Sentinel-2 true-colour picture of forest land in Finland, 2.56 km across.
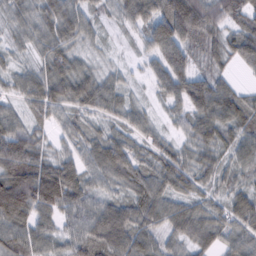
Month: February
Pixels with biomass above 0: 94%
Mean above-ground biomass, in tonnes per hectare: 67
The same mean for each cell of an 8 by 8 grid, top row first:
48 57 61 37 108 147 94 70
34 63 38 17 43 110 74 79
47 92 77 36 23 91 71 15
37 61 51 38 37 41 89 78
106 39 54 51 51 43 72 66
119 117 72 63 61 82 53 50
124 88 80 71 76 70 60 74
78 55 77 98 68 54 65 63
